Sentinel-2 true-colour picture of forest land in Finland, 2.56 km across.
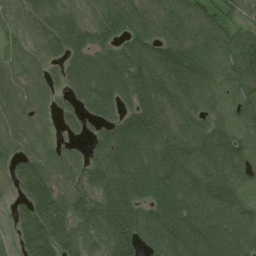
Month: July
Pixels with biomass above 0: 92%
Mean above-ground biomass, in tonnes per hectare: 112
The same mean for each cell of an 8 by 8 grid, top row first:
51 115 84 164 135 113 83 67
55 78 129 106 116 144 77 127
74 52 112 148 153 120 76 84
77 40 87 85 185 115 81 52
69 52 33 165 171 165 124 77
95 98 81 164 184 164 134 69
58 169 125 180 119 186 128 74
80 190 133 181 122 157 143 111
